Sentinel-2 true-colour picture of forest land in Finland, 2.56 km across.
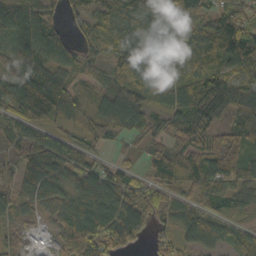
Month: October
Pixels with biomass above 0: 90%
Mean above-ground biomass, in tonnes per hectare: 87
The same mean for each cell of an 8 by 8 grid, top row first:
98 82 71 109 98 97 98 88
90 126 59 89 111 101 116 133
110 101 53 74 129 80 95 107
86 110 80 120 90 55 90 91
95 125 86 41 43 69 72 72
68 130 112 102 62 90 119 106
79 56 84 88 101 77 67 50
71 31 127 103 39 63 59 62
